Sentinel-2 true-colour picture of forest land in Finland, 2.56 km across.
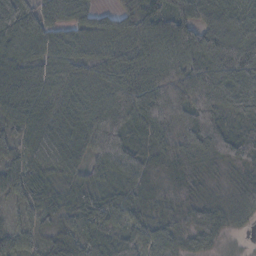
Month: November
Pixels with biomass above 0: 96%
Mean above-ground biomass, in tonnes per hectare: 86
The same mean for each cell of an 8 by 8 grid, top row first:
94 89 81 60 118 136 93 102
92 94 93 103 124 137 126 113
123 129 110 113 104 76 122 132
109 118 122 113 104 111 93 98
37 125 100 90 57 112 111 95
65 76 63 72 63 47 35 38
26 58 66 71 58 49 49 56
60 49 77 71 71 57 50 8
